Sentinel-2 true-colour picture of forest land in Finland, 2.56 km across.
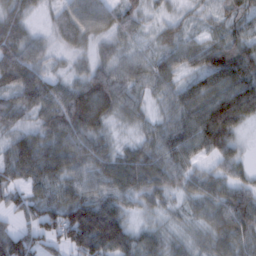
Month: February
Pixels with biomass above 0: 93%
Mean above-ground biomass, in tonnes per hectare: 63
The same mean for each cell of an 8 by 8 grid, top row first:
46 19 76 54 30 21 19 49
76 29 30 33 18 49 56 60
85 55 44 79 54 51 77 100
62 68 101 54 33 68 114 105
68 73 74 30 47 96 89 33
60 77 63 81 84 68 52 39
49 71 119 97 37 19 53 93
101 61 134 132 58 31 42 69
